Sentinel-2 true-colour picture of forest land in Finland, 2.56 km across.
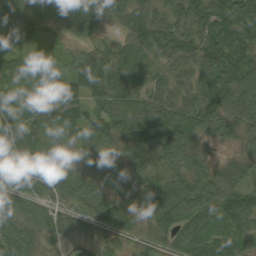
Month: September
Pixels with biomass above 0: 97%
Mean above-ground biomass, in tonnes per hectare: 78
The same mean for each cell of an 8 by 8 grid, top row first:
97 71 121 59 82 83 95 129
72 64 43 44 87 89 101 109
42 54 99 105 62 65 82 93
57 82 73 112 106 99 103 101
88 52 57 62 98 101 40 51
61 69 62 60 83 91 82 65
33 53 54 91 88 131 113 112
91 50 46 57 48 91 84 78
